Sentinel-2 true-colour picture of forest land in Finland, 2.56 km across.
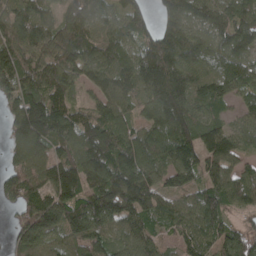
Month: April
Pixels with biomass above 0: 92%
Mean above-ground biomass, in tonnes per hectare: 117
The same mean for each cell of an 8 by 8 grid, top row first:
116 74 120 71 80 135 98 107
120 99 116 85 104 154 105 104
136 116 90 120 155 199 102 104
113 184 64 111 81 200 92 55
103 132 133 139 140 176 139 78
102 116 167 150 141 110 85 91
70 173 153 171 139 87 147 77
82 106 155 101 102 64 112 127
